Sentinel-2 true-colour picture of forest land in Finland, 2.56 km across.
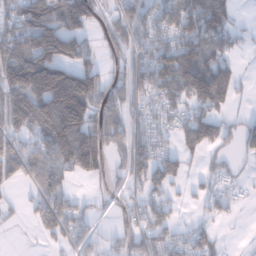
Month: January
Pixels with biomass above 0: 66%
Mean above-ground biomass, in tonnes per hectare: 101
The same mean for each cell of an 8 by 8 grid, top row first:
123 189 187 64 123 113 181 23
119 133 91 66 92 139 118 36
175 270 215 78 121 162 247 59
166 202 241 126 77 63 119 15
84 157 240 98 101 61 117 59
89 145 84 43 106 79 40 26
21 136 54 25 77 35 50 18
1 51 70 43 85 71 78 3
